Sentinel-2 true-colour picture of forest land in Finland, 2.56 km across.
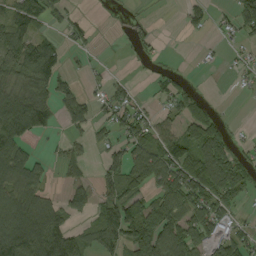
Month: September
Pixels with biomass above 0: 55%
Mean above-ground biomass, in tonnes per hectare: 55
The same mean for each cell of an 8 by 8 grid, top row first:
79 58 13 3 3 3 41 69
75 58 19 1 19 0 3 15
65 67 11 20 4 23 0 10
70 50 59 45 29 41 30 0
63 7 22 41 87 94 134 11
81 24 28 55 86 106 152 85
103 82 47 79 93 118 112 33
126 122 60 79 136 122 71 62
